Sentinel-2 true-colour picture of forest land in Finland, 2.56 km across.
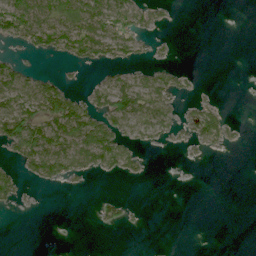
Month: June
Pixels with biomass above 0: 35%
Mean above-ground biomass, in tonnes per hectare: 28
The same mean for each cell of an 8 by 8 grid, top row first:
85 80 96 88 35 4 0 0
15 41 68 64 17 4 0 0
61 31 4 33 32 29 0 0
70 92 80 79 63 23 49 0
55 95 93 88 20 10 35 7
28 49 24 20 10 0 0 0
9 0 0 22 3 0 0 0
0 0 0 0 0 0 0 0
